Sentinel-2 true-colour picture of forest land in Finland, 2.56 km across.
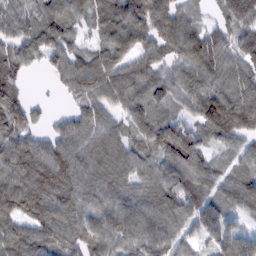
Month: February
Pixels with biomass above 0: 89%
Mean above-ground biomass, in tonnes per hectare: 84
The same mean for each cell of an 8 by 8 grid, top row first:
79 103 67 96 93 79 31 130
76 80 53 80 67 77 104 84
90 16 105 99 94 66 83 82
106 16 60 59 87 48 112 114
96 69 89 93 77 168 60 55
103 127 99 100 70 94 86 70
98 108 84 100 93 120 34 69
100 88 85 83 108 80 28 99
